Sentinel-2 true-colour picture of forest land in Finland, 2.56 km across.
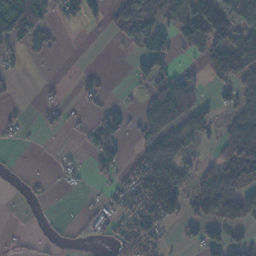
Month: November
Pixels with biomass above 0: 48%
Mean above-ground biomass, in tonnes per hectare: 50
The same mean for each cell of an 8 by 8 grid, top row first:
160 61 67 38 75 56 124 84
47 34 0 2 77 47 92 104
14 5 16 3 52 73 35 92
14 28 11 61 45 96 45 62
12 1 13 93 59 86 25 131
6 6 14 47 98 79 61 132
8 18 5 39 90 76 57 88
12 11 8 26 77 14 62 47
